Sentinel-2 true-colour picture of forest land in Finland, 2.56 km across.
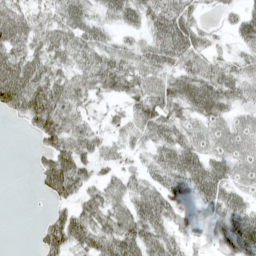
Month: May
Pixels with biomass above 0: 80%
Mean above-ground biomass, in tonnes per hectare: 50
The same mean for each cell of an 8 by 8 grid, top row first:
61 45 57 39 53 81 13 37
62 58 61 43 43 83 37 34
96 70 42 67 51 58 72 58
43 94 45 25 65 47 69 32
0 47 67 33 34 63 50 56
0 75 73 28 38 64 76 44
0 16 47 55 73 35 32 52
0 64 69 81 77 37 16 63
